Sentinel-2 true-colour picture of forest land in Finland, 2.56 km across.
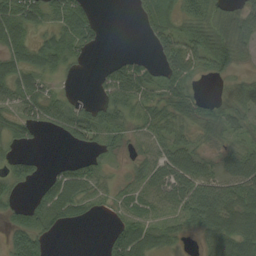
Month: September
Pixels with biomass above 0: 71%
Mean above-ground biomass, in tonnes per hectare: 40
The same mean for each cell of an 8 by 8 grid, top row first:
70 41 57 0 21 27 46 45
56 54 39 0 4 65 73 41
59 24 4 50 49 54 12 26
39 48 45 58 41 43 33 42
29 1 27 34 32 49 21 25
41 23 57 14 40 59 46 61
30 62 39 21 39 48 90 68
65 28 0 39 55 23 38 74
